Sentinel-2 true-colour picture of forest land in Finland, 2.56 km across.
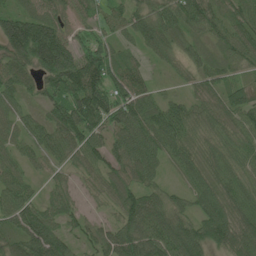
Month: June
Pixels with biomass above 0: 93%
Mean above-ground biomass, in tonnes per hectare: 74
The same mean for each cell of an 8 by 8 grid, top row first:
86 68 41 51 69 87 87 76
129 181 67 57 51 49 51 70
76 91 135 82 52 26 63 50
48 59 134 101 92 73 68 76
47 62 82 76 105 80 50 66
57 31 38 62 68 25 80 66
105 55 35 36 111 57 83 79
68 121 40 84 119 120 95 101
